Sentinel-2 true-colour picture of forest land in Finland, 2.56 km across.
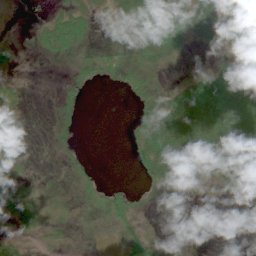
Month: June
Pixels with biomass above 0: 53%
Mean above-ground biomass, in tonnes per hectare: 22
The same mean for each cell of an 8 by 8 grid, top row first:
0 11 28 11 38 53 47 3
15 23 21 10 24 25 11 3
7 0 10 7 15 8 50 63
9 2 8 0 21 59 99 102
7 3 4 0 33 84 91 76
11 4 12 0 15 44 33 49
22 9 7 24 7 0 0 1
30 11 2 3 22 3 0 0
